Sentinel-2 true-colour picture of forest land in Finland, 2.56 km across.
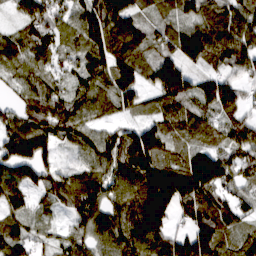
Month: March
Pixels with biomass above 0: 91%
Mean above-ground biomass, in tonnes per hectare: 109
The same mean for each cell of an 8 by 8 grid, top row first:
55 109 97 147 68 92 99 94
101 97 99 130 99 113 136 104
64 72 83 83 57 160 77 72
67 116 101 69 56 103 90 92
159 95 96 98 192 81 83 139
105 86 86 104 206 218 256 84
88 42 143 106 223 148 143 74
106 35 81 131 160 123 184 87
